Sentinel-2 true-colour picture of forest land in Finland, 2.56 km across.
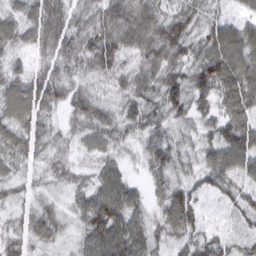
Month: March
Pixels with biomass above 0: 96%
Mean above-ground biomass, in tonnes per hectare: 54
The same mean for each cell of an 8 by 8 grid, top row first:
48 81 45 70 72 58 45 41
47 54 61 76 70 74 68 97
55 63 43 46 61 64 83 85
77 49 59 43 63 56 44 55
59 40 31 45 41 51 44 61
36 31 29 62 26 48 52 52
28 35 47 105 44 63 15 43
45 46 42 99 66 37 50 35
